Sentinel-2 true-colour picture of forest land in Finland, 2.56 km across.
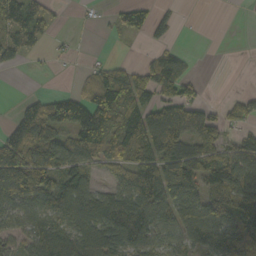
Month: October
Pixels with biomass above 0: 64%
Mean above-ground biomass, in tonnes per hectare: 69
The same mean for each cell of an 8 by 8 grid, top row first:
97 53 3 20 65 28 0 1
78 17 3 5 11 24 0 0
0 0 24 102 66 90 4 0
27 104 148 145 80 83 42 61
122 103 97 72 111 97 65 63
173 113 85 35 98 145 76 102
72 77 103 106 118 110 110 142
48 90 87 110 81 57 102 77
